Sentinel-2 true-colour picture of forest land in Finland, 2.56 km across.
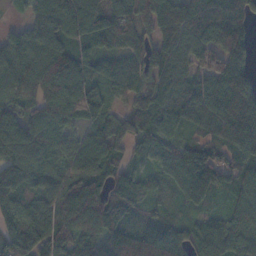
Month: November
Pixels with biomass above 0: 93%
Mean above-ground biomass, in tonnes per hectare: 111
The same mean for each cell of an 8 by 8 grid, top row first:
13 178 172 105 92 87 137 182
91 131 104 71 83 93 108 142
107 153 113 78 75 111 119 178
95 107 116 65 79 109 117 206
151 104 83 103 74 109 111 135
125 94 149 96 63 116 162 89
104 118 179 135 85 42 57 73
105 121 119 150 115 105 113 107
